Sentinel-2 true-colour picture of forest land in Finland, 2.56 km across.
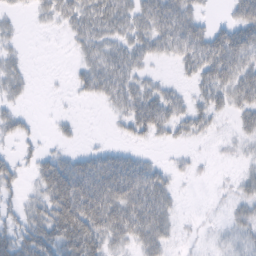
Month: February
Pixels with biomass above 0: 64%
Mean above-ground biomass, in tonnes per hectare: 31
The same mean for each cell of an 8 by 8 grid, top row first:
11 19 44 51 44 58 11 42
14 0 22 35 34 41 59 64
30 1 22 45 26 11 41 55
21 1 2 15 61 33 33 33
15 5 7 8 12 14 5 12
23 53 68 72 57 13 3 14
20 50 86 71 62 17 2 21
51 57 78 38 43 12 4 24
